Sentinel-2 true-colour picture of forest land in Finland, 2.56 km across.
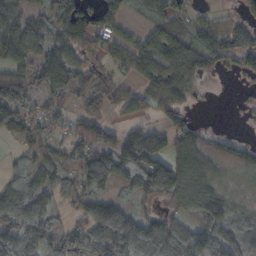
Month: October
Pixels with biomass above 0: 73%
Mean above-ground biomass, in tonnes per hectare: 87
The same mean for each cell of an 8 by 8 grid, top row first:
111 66 121 88 62 87 26 51
137 97 81 70 87 127 114 109
107 97 74 66 69 102 29 23
47 56 61 43 44 62 2 14
27 82 87 82 179 94 72 49
47 100 101 145 149 175 89 49
121 71 61 114 28 72 136 41
132 84 85 170 170 172 132 104
